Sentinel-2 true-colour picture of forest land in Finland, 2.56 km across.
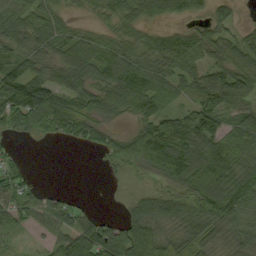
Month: September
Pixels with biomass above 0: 77%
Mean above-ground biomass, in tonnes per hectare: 63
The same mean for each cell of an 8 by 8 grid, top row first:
71 62 13 42 59 40 42 16
65 50 94 60 49 27 54 65
67 71 66 74 77 62 82 82
127 155 97 56 60 54 92 65
9 12 39 51 106 117 86 75
63 0 0 9 30 94 112 93
69 43 30 1 70 83 111 83
16 28 111 118 94 38 58 68
